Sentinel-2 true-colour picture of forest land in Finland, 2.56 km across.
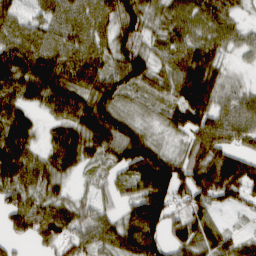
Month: March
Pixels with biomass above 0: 88%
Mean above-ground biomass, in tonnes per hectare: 72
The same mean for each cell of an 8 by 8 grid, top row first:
63 71 78 77 77 68 76 28
83 81 83 72 56 62 68 39
83 104 82 84 72 85 93 22
76 43 93 95 36 66 87 70
97 47 94 93 93 28 92 51
88 70 25 42 102 94 105 117
79 76 51 33 115 60 60 34
33 71 70 74 124 65 77 50
